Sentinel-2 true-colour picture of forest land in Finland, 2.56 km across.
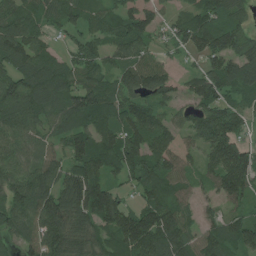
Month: July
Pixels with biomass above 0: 88%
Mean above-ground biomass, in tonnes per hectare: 96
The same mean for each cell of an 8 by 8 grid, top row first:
99 82 84 77 76 41 100 67
126 58 83 76 68 50 108 103
110 121 85 78 100 45 110 118
117 91 147 118 98 46 96 82
94 62 121 110 118 66 111 95
93 100 143 62 111 89 68 164
112 140 141 136 105 112 33 53
60 114 98 92 155 135 80 112
